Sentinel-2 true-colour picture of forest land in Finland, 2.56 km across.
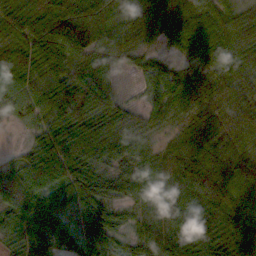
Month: October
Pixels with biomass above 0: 97%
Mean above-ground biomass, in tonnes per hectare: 68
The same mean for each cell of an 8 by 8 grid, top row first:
95 118 117 65 69 127 115 60
64 100 86 70 42 39 81 93
73 69 88 50 37 54 42 80
34 65 99 84 34 45 46 69
7 80 97 68 42 38 59 64
53 76 73 48 65 74 77 85
74 64 66 36 42 72 97 79
63 51 43 47 49 78 99 90
